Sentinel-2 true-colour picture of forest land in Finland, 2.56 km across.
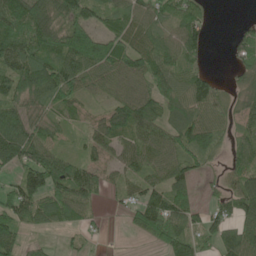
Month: June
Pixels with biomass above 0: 79%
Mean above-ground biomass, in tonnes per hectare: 72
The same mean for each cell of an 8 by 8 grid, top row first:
106 120 84 64 66 67 20 5
111 109 171 108 80 69 30 64
110 115 88 64 83 66 65 37
71 46 37 79 116 76 80 52
110 58 29 65 70 81 79 49
58 134 99 35 58 71 29 64
121 107 83 12 108 106 54 99
62 11 20 3 28 111 55 109
